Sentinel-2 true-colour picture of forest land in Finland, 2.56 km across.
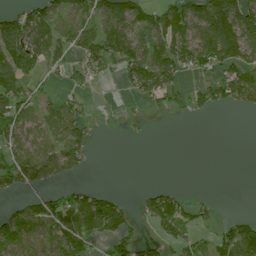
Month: July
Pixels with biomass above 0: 54%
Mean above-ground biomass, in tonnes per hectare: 52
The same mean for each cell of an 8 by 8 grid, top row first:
67 72 61 77 49 63 129 144
107 62 66 95 91 87 127 122
82 18 33 6 106 57 39 95
84 48 45 4 11 23 25 19
65 68 66 0 1 0 0 0
84 76 22 0 0 0 0 0
29 73 61 73 40 84 19 0
86 65 67 43 29 46 19 100
